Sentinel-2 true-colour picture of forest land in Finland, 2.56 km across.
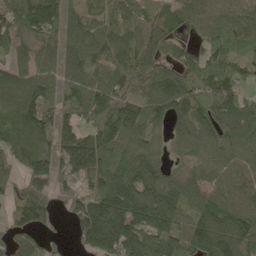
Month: May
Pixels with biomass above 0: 90%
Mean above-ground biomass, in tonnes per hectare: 108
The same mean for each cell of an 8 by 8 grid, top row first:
119 128 66 59 62 63 76 64
68 64 94 92 81 60 71 71
110 86 94 101 101 98 100 99
119 91 94 149 114 111 116 134
117 106 192 120 107 48 84 110
52 148 132 172 168 70 64 78
93 86 127 254 230 142 105 101
53 30 92 269 204 125 128 123
